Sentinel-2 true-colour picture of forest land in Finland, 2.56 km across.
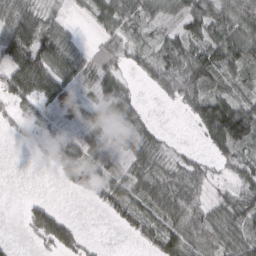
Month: March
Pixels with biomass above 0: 71%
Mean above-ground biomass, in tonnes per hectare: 50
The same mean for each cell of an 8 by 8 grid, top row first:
93 46 10 71 53 37 79 70
132 119 44 42 25 65 73 79
91 104 54 44 21 78 60 35
39 33 42 58 22 8 97 94
5 22 55 36 56 5 28 74
0 4 79 51 53 57 35 31
1 60 0 53 51 74 49 48
6 77 49 0 30 87 64 49
